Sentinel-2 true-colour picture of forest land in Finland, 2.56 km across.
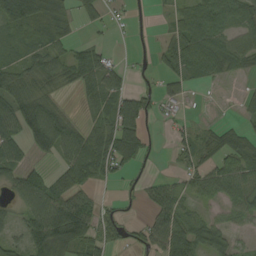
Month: August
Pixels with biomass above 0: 66%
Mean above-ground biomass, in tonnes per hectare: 46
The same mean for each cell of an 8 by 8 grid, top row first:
94 91 37 15 6 33 57 42
30 47 30 11 7 64 74 56
47 42 55 47 7 44 26 13
75 63 11 65 61 15 1 20
59 62 70 88 56 29 36 42
51 45 64 41 15 23 54 63
28 90 80 16 24 63 18 51
27 110 89 33 59 103 68 19
